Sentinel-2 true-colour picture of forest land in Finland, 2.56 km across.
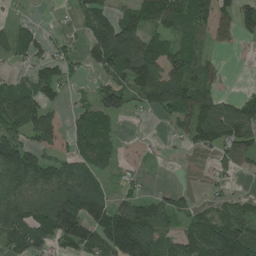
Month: July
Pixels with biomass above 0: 66%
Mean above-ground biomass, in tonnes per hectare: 73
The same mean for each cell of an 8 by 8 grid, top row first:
13 1 45 67 96 99 93 88
74 42 35 178 113 69 32 15
25 96 17 68 114 98 62 1
128 74 52 79 19 93 114 89
112 57 91 44 6 16 64 72
117 94 89 28 16 0 10 18
111 114 143 105 85 64 49 52
91 69 117 160 174 61 120 146
